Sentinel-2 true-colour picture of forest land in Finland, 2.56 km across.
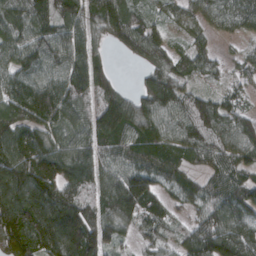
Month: March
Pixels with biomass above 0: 91%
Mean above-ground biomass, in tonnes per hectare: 109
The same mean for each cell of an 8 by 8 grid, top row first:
126 127 115 132 60 49 67 95
118 123 132 43 126 52 49 26
105 108 144 83 50 98 41 47
111 165 98 188 139 123 138 83
149 115 108 102 111 108 108 126
195 149 129 98 111 78 62 86
210 180 150 130 125 53 97 113
167 139 197 76 45 54 147 94
